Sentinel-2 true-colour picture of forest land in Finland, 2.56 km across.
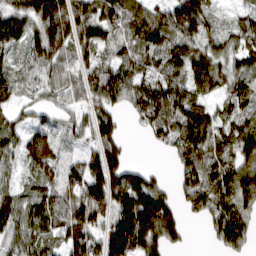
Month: March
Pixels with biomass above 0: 84%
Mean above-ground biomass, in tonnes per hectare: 90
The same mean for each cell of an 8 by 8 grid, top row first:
95 203 139 85 94 132 82 39
59 159 111 64 86 90 73 75
59 47 74 104 73 70 113 71
48 47 50 76 94 101 78 63
64 88 39 91 11 76 103 97
47 87 95 138 64 51 112 135
88 89 151 108 237 86 114 113
73 66 91 163 162 66 23 82
